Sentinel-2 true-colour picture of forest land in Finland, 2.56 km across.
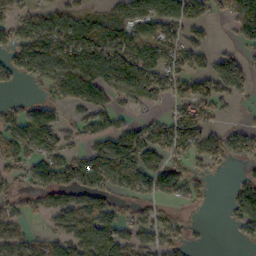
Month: October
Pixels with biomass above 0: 65%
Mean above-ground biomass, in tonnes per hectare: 80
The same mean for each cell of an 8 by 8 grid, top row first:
69 87 87 84 127 133 62 147
97 153 172 152 117 104 48 36
45 83 144 102 121 94 93 99
55 67 51 77 22 57 59 11
90 91 38 111 128 99 86 75
47 93 113 121 122 89 29 24
45 76 90 63 54 35 9 86
57 45 103 131 54 52 5 23
